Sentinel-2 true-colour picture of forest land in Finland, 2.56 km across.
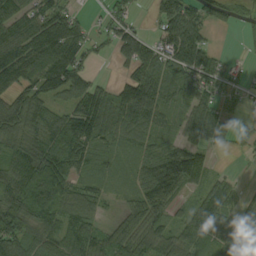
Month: September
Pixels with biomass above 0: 80%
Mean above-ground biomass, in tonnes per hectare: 72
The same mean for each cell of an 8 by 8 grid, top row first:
79 73 22 42 8 118 63 18
62 66 83 54 89 134 59 4
68 110 77 31 110 79 81 29
94 79 119 102 108 44 79 23
69 92 113 54 60 59 78 31
82 119 68 35 73 154 61 10
100 98 78 16 94 46 108 58
106 77 83 73 91 79 81 82
